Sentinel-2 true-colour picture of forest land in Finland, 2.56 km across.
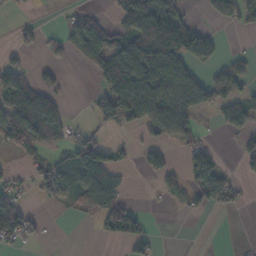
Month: November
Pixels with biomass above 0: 44%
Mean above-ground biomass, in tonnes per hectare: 47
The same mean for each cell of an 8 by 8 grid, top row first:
5 0 33 21 101 78 40 72
23 20 73 83 123 101 53 5
68 22 0 116 113 97 54 51
100 87 1 76 103 101 33 74
56 40 63 39 28 24 36 25
20 50 62 64 20 26 114 30
80 8 20 61 10 11 32 15
51 9 0 22 49 0 0 2
